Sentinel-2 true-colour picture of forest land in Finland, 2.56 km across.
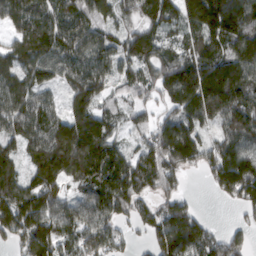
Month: March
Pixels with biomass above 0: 89%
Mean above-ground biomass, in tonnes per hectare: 134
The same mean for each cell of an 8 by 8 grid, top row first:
118 126 127 85 115 112 223 208
129 152 146 103 145 95 145 163
147 96 141 86 104 210 196 172
145 112 145 77 61 114 155 176
97 163 237 123 82 245 83 146
120 163 139 196 170 106 71 215
208 150 125 152 88 133 5 61
113 150 140 119 46 214 133 78
